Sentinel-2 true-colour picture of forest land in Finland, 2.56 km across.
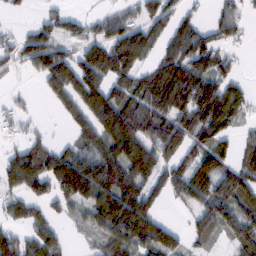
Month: February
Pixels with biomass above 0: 71%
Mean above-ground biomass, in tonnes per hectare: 80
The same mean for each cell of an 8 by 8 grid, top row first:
9 35 38 49 61 69 21 50
60 104 65 121 107 83 100 23
8 88 121 111 83 153 111 35
33 6 81 141 122 118 140 67
34 55 77 95 106 95 84 58
109 134 170 131 88 77 141 115
56 46 46 136 102 15 93 96
80 81 11 75 96 61 44 88
